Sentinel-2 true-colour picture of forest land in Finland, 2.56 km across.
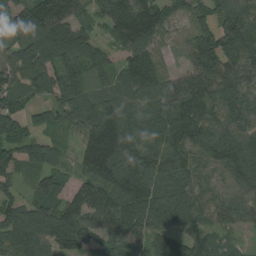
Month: August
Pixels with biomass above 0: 92%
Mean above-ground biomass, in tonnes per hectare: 107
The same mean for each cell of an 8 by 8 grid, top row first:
114 131 68 121 145 62 95 109
116 106 108 61 99 36 142 180
94 106 101 75 148 66 108 114
105 98 143 134 114 123 105 97
107 75 75 175 128 122 133 100
53 114 81 140 115 105 79 96
120 128 150 133 145 149 87 71
148 136 105 68 77 87 79 28
